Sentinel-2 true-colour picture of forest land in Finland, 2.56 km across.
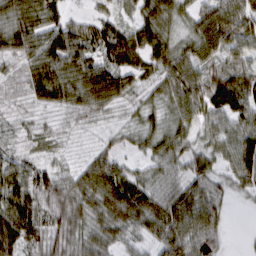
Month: March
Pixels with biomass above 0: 91%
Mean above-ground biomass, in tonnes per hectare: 55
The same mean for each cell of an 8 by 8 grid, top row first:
63 66 21 31 52 52 71 81
63 79 77 79 71 59 64 55
24 84 77 82 43 72 73 69
17 25 35 28 33 51 61 72
23 18 13 23 35 49 40 77
62 51 45 80 39 50 54 58
90 54 54 78 78 83 79 4
92 57 53 46 38 79 93 2
